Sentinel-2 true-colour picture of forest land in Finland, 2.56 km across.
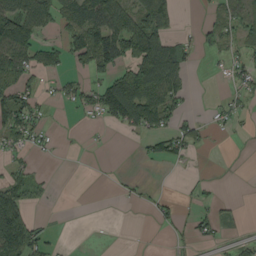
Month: September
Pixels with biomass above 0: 39%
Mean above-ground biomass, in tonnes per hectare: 37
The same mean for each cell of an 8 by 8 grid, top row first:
105 58 73 94 84 23 16 57
99 41 78 91 98 60 20 29
70 12 24 75 140 69 1 29
87 12 23 97 127 43 8 23
35 12 2 1 14 41 14 2
36 5 0 3 3 1 3 0
112 7 0 0 5 17 18 4
119 29 0 0 0 12 14 19
